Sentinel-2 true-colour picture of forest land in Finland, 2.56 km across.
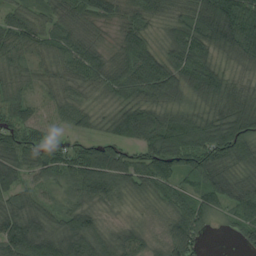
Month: August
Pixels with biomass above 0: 94%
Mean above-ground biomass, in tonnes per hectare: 73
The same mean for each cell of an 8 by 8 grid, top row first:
53 52 75 63 66 59 120 135
69 62 80 43 94 93 81 86
52 45 68 73 118 90 105 35
62 42 59 54 87 64 58 77
84 57 44 73 89 122 115 107
74 53 92 119 85 83 96 58
73 58 72 26 15 65 71 72
110 98 105 53 36 86 17 37
